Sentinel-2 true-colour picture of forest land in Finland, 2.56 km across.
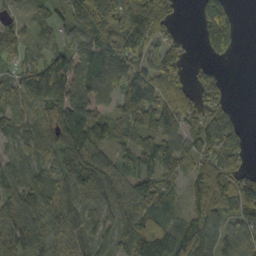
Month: October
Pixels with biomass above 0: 84%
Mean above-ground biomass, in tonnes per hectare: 84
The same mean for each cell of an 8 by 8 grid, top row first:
23 39 112 185 129 33 127 33
37 34 95 123 95 49 74 28
62 96 112 128 100 84 56 0
80 94 103 59 106 104 94 17
62 82 140 79 83 90 111 71
92 75 128 104 88 47 90 71
108 86 67 95 98 41 94 126
116 58 51 62 127 115 93 84
